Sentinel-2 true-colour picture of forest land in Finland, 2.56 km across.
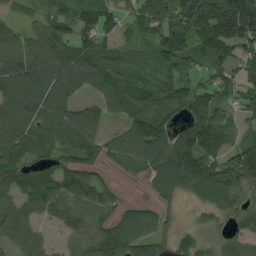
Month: August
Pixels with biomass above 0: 83%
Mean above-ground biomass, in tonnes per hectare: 92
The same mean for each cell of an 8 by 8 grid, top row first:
32 64 82 69 73 132 205 239
101 107 92 70 39 148 141 112
120 123 109 109 59 79 71 85
121 114 91 64 104 71 129 58
118 77 115 72 130 136 145 89
71 59 104 24 57 116 121 127
81 90 116 68 54 18 47 67
57 27 82 134 104 48 35 60
